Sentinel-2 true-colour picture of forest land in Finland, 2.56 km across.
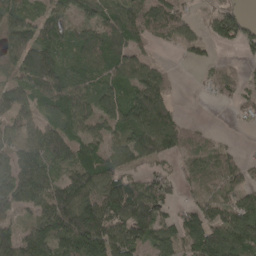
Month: April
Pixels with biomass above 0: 77%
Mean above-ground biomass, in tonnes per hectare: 79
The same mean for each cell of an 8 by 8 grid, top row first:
88 61 54 99 101 76 33 49
88 105 88 122 39 27 31 42
62 133 84 77 120 18 27 34
74 77 102 96 140 38 0 23
63 120 91 67 133 76 36 8
100 87 97 103 50 45 57 54
63 97 162 112 138 38 80 97
100 108 153 115 80 78 138 127
